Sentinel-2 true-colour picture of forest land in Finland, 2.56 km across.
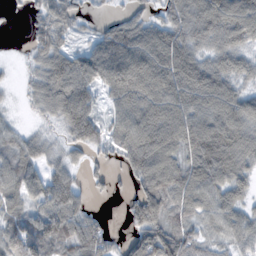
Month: November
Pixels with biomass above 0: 85%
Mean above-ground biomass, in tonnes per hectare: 75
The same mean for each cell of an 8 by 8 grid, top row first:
10 75 44 22 40 80 120 127
5 78 41 112 111 109 72 74
10 100 121 119 118 115 118 65
10 51 122 55 109 111 114 100
57 36 59 70 128 91 118 72
78 70 28 23 79 77 103 65
54 93 60 2 89 62 71 65
81 103 77 39 82 86 39 63
